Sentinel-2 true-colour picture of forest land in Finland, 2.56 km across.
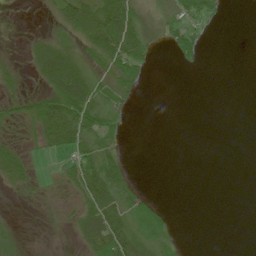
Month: June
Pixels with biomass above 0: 43%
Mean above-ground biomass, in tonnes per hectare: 21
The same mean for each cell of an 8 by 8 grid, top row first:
0 7 60 85 19 22 27 0
2 40 25 65 31 39 7 0
15 45 71 37 20 0 0 0
13 61 82 30 0 0 0 0
14 29 41 29 0 0 0 0
33 2 43 56 2 0 0 0
1 2 25 54 43 2 0 0
8 1 23 76 36 13 0 0
